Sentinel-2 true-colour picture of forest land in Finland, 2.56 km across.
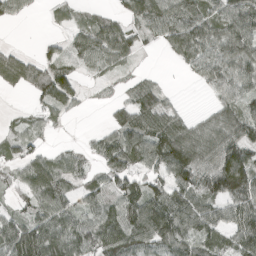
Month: April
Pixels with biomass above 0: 75%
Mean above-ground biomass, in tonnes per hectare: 66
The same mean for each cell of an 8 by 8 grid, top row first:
33 11 21 38 84 99 83 107
18 22 52 84 24 63 83 95
72 98 34 17 34 2 59 81
9 47 13 30 99 36 26 69
56 19 15 67 105 133 88 107
35 90 50 77 68 68 67 158
27 81 52 77 129 110 70 96
113 115 95 105 91 87 62 78
